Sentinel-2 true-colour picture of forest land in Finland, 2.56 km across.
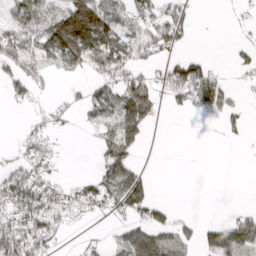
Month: April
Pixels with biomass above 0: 49%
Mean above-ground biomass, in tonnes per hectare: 51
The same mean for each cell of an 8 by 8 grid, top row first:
63 59 160 62 65 64 0 16
83 95 148 120 65 37 0 21
51 14 17 67 54 74 92 10
10 28 28 94 93 18 36 25
23 40 0 96 29 0 0 8
80 72 18 94 41 0 0 0
113 86 52 45 76 15 0 18
101 64 9 21 98 72 67 151
